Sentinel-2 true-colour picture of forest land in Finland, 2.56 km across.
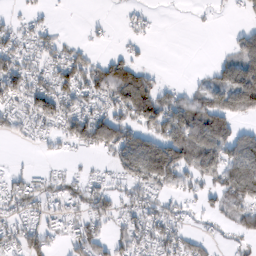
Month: February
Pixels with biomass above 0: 58%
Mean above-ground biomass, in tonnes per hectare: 44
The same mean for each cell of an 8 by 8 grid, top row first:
16 12 0 2 17 1 7 12
43 40 23 7 10 0 0 45
72 39 55 102 59 3 23 93
41 71 51 59 99 68 86 61
8 15 49 79 86 123 106 75
25 24 20 28 93 78 59 71
47 36 37 31 55 26 22 53
49 43 55 39 44 52 24 28
